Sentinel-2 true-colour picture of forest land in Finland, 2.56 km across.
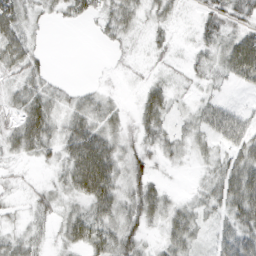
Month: March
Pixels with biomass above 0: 70%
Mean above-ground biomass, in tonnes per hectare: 28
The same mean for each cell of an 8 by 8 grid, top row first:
47 15 27 32 19 11 22 30
40 6 0 9 6 10 22 74
25 18 2 2 11 11 14 34
27 42 34 21 32 13 32 22
34 30 64 36 24 20 19 45
8 7 73 51 30 2 19 63
7 22 26 49 49 25 23 68
23 11 39 49 24 38 12 65
